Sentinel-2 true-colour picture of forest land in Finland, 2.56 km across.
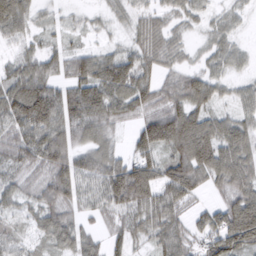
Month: March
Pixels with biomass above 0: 87%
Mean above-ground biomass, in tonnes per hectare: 61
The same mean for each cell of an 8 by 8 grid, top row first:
71 29 20 23 39 35 30 24
39 44 35 30 55 33 28 26
69 65 83 89 63 45 54 25
98 120 99 62 52 76 60 44
66 102 67 40 69 99 104 87
42 59 89 92 109 96 67 78
37 63 55 63 81 56 34 93
44 53 69 36 37 72 61 105
